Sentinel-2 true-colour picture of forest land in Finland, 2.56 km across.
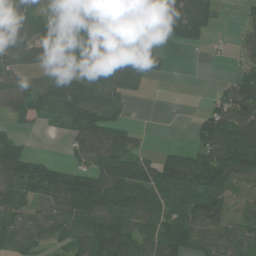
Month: July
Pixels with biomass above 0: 74%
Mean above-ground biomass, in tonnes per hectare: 85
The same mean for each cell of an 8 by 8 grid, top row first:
99 72 62 84 78 132 78 14
84 116 69 116 100 28 26 24
41 77 95 119 58 3 1 63
55 60 142 85 0 0 51 118
56 0 75 120 24 17 112 169
148 137 119 136 135 154 183 84
81 77 154 111 88 80 150 49
71 61 81 183 91 132 85 94
